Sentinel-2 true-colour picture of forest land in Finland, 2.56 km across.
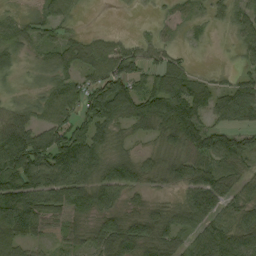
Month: September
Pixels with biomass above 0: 82%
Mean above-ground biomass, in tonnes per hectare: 60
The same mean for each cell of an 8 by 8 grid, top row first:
27 37 9 0 1 24 24 44
48 36 46 48 38 24 4 34
17 30 54 87 55 49 24 35
30 62 71 84 86 123 67 87
105 119 113 35 15 58 87 73
108 105 92 86 46 55 68 57
140 87 85 63 35 41 98 73
75 24 40 95 86 69 100 79
